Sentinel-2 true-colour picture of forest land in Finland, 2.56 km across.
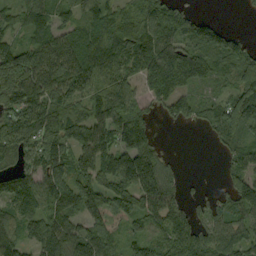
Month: September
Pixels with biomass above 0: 82%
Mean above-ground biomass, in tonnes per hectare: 86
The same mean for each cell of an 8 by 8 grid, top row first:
64 77 63 70 90 85 28 5
106 131 118 101 120 104 108 77
188 128 115 86 37 73 63 70
113 98 75 121 51 65 63 134
82 110 110 107 108 1 15 70
106 98 75 141 172 45 3 72
95 100 110 76 97 86 45 89
84 102 103 64 68 98 77 84
